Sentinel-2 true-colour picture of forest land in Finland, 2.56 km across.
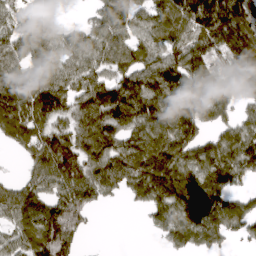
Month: April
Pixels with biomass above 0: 80%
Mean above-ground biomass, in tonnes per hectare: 107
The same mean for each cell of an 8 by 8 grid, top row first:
86 48 11 131 80 151 196 192
97 94 86 118 89 111 126 176
111 106 106 107 116 146 136 124
132 119 107 144 126 172 103 52
58 141 127 116 115 134 77 120
28 131 155 126 142 146 131 92
113 122 159 8 47 125 148 79
78 166 57 1 1 71 75 39
